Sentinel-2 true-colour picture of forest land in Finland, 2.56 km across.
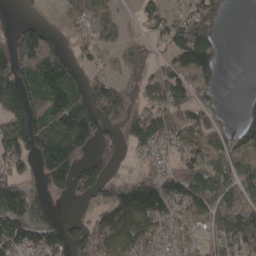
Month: April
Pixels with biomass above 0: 67%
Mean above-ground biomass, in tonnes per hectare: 88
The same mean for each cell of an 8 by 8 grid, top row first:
6 11 75 32 63 43 69 0
86 97 67 54 42 103 137 0
130 167 73 64 57 102 71 0
128 124 154 106 89 92 74 30
127 186 134 52 106 72 79 86
79 110 127 57 67 100 123 105
171 2 8 108 163 111 146 140
150 115 75 109 88 70 75 145
